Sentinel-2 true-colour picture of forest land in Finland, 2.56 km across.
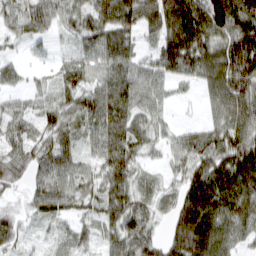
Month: March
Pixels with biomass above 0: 88%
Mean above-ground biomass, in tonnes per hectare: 70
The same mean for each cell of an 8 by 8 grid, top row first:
52 57 56 80 80 137 136 147
14 11 39 82 28 136 101 159
31 17 61 76 58 42 68 118
32 55 82 95 56 12 30 95
51 66 49 93 59 52 78 108
55 67 59 79 33 41 138 124
31 73 49 73 54 85 128 84
44 16 43 57 70 127 117 44
